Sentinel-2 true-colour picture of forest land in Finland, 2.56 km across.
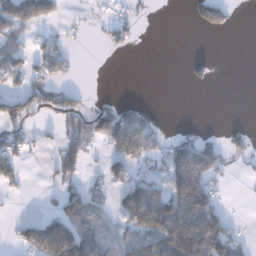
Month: December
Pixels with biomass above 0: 40%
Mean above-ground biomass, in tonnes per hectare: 52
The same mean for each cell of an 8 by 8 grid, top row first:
138 70 4 23 6 0 92 3
65 46 5 21 1 0 0 0
36 41 2 0 0 0 23 0
70 38 40 62 38 0 0 0
46 10 63 74 109 65 57 27
38 10 40 52 46 137 114 6
2 12 95 38 197 119 128 0
33 230 167 57 85 198 175 45
